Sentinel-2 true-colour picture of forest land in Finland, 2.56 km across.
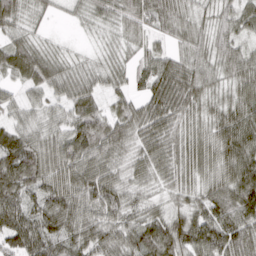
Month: March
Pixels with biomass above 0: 95%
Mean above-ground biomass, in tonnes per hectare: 64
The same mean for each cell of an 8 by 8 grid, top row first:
71 27 31 53 70 76 41 63
69 34 11 31 34 40 57 50
39 64 49 38 49 99 67 67
31 33 70 42 71 81 54 84
80 57 91 75 59 63 71 115
84 67 84 58 51 52 55 105
80 70 71 69 45 42 74 103
77 73 66 72 81 92 107 112
